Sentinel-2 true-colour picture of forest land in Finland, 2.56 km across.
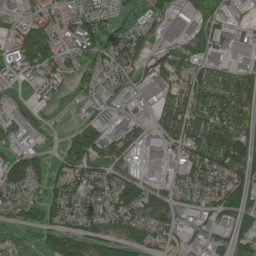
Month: June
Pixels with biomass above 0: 83%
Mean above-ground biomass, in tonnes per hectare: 83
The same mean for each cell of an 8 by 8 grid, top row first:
55 78 114 74 45 72 76 45
88 119 102 78 54 67 79 86
82 68 40 72 79 55 98 96
64 22 26 46 60 117 124 115
70 24 164 122 112 86 128 133
110 93 91 88 86 67 103 90
77 100 77 97 108 66 63 109
44 98 122 92 92 53 78 77
